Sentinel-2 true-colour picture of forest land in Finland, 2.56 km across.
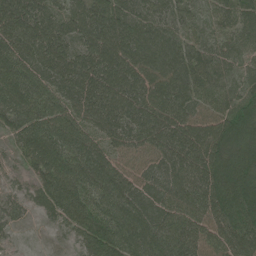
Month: June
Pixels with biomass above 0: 97%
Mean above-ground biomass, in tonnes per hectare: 95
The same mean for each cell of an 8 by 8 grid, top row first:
130 98 107 128 86 73 44 78
125 126 89 136 146 108 65 56
112 98 117 120 111 115 82 49
100 112 102 127 123 115 77 90
42 107 102 69 89 113 129 84
34 103 114 117 68 107 120 110
51 70 92 98 99 93 106 112
23 11 60 109 125 112 84 111
